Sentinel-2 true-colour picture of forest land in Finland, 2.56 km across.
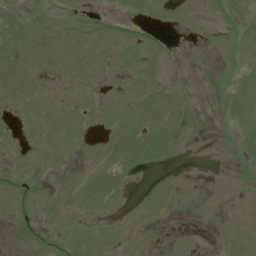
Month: July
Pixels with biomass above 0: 56%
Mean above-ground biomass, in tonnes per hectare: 5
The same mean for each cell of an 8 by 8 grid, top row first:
6 7 8 6 7 5 7 5
8 8 7 7 11 2 2 5
8 4 5 4 9 4 1 6
3 5 6 6 11 10 1 6
3 6 4 6 12 8 2 4
8 4 5 7 4 3 0 3
8 4 6 4 7 2 0 1
4 7 9 7 3 2 1 2
